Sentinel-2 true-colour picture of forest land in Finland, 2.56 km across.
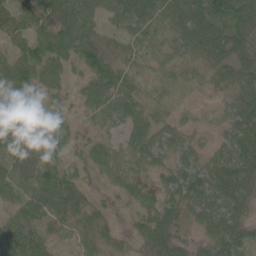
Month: June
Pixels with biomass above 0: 89%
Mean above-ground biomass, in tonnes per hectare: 49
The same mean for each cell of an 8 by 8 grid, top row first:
58 67 95 44 63 64 108 94
39 87 87 32 36 33 79 65
72 57 25 69 30 27 33 68
33 21 19 43 42 22 15 68
74 48 22 22 53 38 26 74
52 63 36 17 23 52 58 66
40 60 45 14 44 44 56 42
85 35 23 27 39 42 41 52
